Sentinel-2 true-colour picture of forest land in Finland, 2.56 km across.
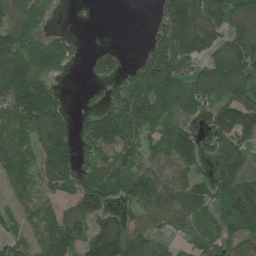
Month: June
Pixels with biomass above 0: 73%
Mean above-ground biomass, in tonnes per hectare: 106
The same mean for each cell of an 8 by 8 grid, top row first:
108 51 0 0 2 142 139 119
128 169 32 39 40 141 113 157
173 88 3 84 132 137 142 152
118 200 33 127 143 128 74 180
82 192 95 149 101 140 70 101
92 141 139 125 116 87 90 124
58 65 120 82 129 124 92 162
57 121 106 196 121 55 92 97
